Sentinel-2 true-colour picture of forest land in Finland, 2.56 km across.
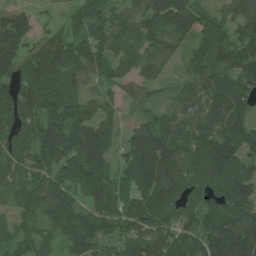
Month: July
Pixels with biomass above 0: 91%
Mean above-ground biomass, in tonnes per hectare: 102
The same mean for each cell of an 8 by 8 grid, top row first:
95 15 76 71 107 173 70 94
109 110 96 98 91 70 93 104
107 139 69 66 66 34 92 102
114 132 114 40 42 85 89 78
131 180 180 82 136 116 99 102
77 113 154 91 132 107 104 115
60 120 94 111 122 108 98 145
66 62 134 85 138 100 126 185
